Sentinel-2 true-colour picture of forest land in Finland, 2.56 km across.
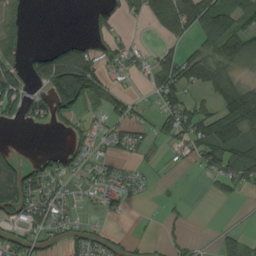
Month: August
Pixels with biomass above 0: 51%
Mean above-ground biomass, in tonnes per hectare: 55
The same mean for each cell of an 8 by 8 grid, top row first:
27 0 0 50 43 99 117 83
59 40 81 43 22 35 61 74
107 137 209 40 25 95 74 41
76 89 75 55 21 94 67 134
13 1 51 38 29 33 103 86
138 81 28 26 15 3 34 76
142 86 20 29 1 11 0 2
68 48 63 46 19 24 4 42
